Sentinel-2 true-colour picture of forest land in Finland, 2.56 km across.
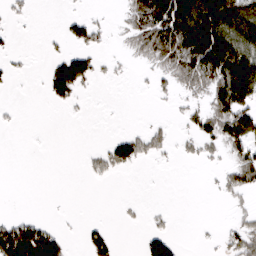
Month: March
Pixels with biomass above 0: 33%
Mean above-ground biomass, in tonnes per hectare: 35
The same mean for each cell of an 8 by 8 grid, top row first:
9 0 16 4 93 147 138 118
4 5 37 6 35 89 182 128
8 48 89 7 2 30 73 145
4 1 3 0 0 7 50 96
0 2 1 39 44 13 31 54
0 0 4 25 0 0 2 53
0 0 0 0 5 2 0 11
127 95 8 32 29 25 2 46
